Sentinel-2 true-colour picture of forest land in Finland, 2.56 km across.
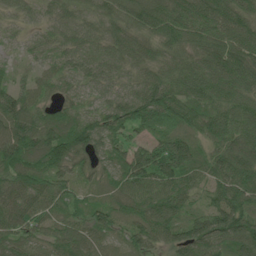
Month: June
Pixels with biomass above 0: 98%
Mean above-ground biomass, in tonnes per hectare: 84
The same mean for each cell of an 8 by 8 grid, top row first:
41 39 53 67 105 115 115 100
17 45 63 62 63 70 106 117
35 45 53 62 67 103 123 119
116 55 60 92 113 100 90 94
127 120 112 80 62 99 61 109
107 97 53 63 99 112 78 125
106 77 54 82 98 91 71 115
87 64 97 52 75 83 122 112
